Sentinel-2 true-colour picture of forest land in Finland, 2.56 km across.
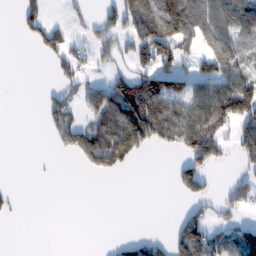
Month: February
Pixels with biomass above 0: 41%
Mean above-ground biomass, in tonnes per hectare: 59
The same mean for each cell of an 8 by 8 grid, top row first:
36 48 21 68 134 151 112 116
0 88 45 62 135 82 70 72
0 9 59 70 114 86 73 106
0 64 60 124 165 100 121 135
0 8 95 143 85 84 123 81
0 2 3 26 0 51 48 32
11 0 0 0 0 5 42 46
0 0 0 10 47 92 103 113
